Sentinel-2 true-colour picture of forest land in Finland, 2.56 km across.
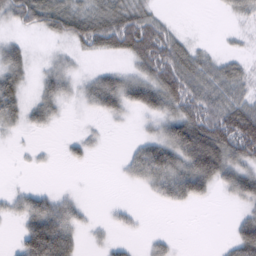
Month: February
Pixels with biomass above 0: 60%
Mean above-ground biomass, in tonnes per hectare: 42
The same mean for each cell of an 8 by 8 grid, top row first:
62 97 88 73 54 4 0 25
36 7 31 49 88 59 14 10
51 36 26 49 66 88 67 48
48 40 10 38 44 65 75 86
5 3 21 1 41 94 134 100
1 1 0 1 54 87 92 70
28 60 23 10 4 17 3 18
22 133 26 17 9 8 0 59
